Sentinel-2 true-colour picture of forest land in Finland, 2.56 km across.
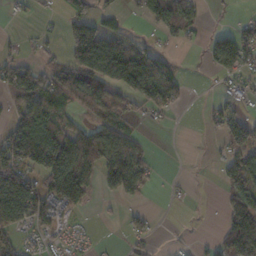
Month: November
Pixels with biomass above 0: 52%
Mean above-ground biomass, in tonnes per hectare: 57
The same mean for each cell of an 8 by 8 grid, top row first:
10 6 83 39 49 112 11 14
16 19 148 123 56 18 35 95
105 84 105 105 155 56 2 34
57 84 37 65 29 19 22 27
112 148 87 109 26 1 4 69
107 110 108 97 68 5 3 90
167 82 41 5 15 4 1 115
37 27 17 2 20 6 8 135
